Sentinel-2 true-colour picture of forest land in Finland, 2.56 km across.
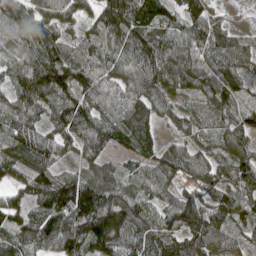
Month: May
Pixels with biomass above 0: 93%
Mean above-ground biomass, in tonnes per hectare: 96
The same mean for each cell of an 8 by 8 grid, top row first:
97 97 70 133 139 86 92 7
59 137 55 97 131 134 119 87
78 144 107 76 114 116 106 88
102 87 110 93 92 51 66 81
98 86 72 72 97 56 60 90
67 97 81 72 83 75 76 109
90 139 167 136 98 110 124 108
101 110 109 120 111 105 114 52
